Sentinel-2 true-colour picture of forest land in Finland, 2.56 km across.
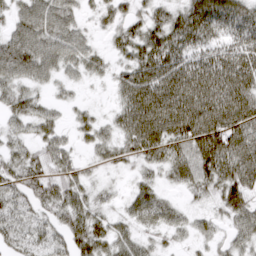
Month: March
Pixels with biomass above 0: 84%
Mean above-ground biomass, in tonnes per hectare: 45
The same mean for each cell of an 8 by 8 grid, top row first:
37 61 27 31 31 41 69 54
68 61 48 21 56 59 45 54
49 34 20 25 70 73 73 68
42 32 16 18 78 72 77 78
30 43 18 37 65 45 88 74
48 55 35 11 22 36 58 69
18 42 52 19 52 29 21 54
29 30 59 52 27 16 25 38
